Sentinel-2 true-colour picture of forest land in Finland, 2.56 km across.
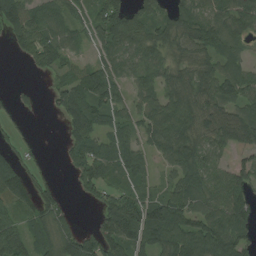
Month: August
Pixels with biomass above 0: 77%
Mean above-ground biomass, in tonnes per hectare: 67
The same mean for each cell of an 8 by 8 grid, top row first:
106 54 43 102 57 62 71 76
43 75 26 72 76 66 74 42
2 16 72 78 51 75 75 72
29 10 92 68 64 91 73 61
42 5 69 77 51 93 67 60
83 29 83 74 46 48 65 58
52 78 9 105 116 104 79 86
75 60 82 97 97 107 119 77
